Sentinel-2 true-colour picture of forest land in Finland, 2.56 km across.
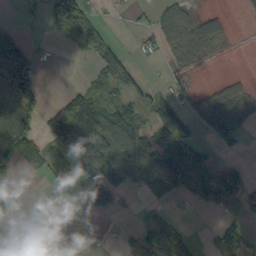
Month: September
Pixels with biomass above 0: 49%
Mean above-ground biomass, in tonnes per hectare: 60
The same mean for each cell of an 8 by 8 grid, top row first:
3 49 114 5 9 67 36 5
91 6 58 61 18 56 49 1
164 1 13 104 25 24 4 19
164 49 192 105 54 72 89 71
188 90 149 127 100 99 31 27
56 61 121 130 87 101 92 42
37 9 49 48 21 7 35 27
67 1 5 4 77 95 19 84
